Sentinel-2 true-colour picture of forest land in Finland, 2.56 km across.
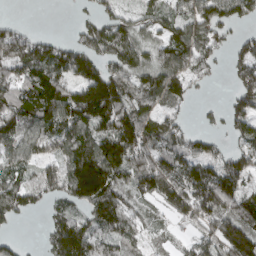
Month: March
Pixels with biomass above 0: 77%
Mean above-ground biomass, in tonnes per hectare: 100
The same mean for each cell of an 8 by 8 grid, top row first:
3 0 23 58 49 64 120 84
130 81 99 116 68 104 83 65
80 148 131 168 90 108 30 117
133 150 207 228 94 49 21 109
101 88 135 182 136 90 57 72
68 65 190 136 159 141 139 126
81 45 78 148 45 94 147 148
23 63 158 84 43 25 90 212
